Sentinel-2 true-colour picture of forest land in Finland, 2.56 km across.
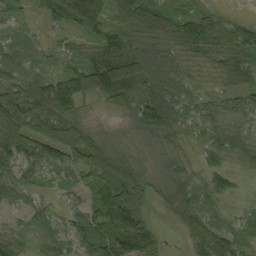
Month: September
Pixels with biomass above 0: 93%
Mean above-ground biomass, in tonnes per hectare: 65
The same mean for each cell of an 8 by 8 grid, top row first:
22 41 135 56 107 68 69 20
50 29 31 72 64 56 82 114
52 72 108 128 103 75 21 70
102 117 42 32 116 89 45 36
111 89 92 24 25 43 60 52
51 27 33 90 43 61 70 25
31 36 49 132 62 76 80 16
40 64 71 121 71 8 119 56
